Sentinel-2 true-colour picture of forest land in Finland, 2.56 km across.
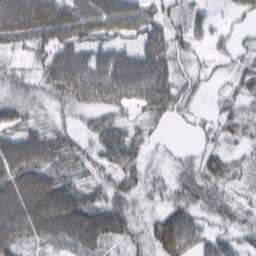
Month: February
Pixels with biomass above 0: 82%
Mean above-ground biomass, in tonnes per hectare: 50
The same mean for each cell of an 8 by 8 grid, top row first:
123 50 71 92 68 28 26 26
41 63 55 53 58 40 24 17
32 52 83 83 88 46 15 40
46 23 24 42 40 29 13 29
76 77 31 74 30 6 23 22
89 81 40 54 32 42 53 20
101 110 89 57 18 41 40 33
73 50 67 48 33 73 39 28
